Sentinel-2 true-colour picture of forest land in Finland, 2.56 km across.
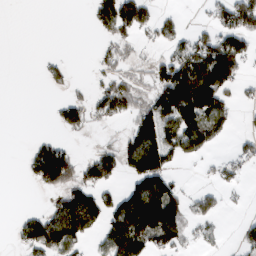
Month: March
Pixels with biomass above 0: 43%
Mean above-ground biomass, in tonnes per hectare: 60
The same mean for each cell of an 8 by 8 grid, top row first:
0 0 0 128 80 22 32 144
0 0 0 42 18 53 108 76
0 25 5 56 29 153 155 46
0 6 70 74 92 135 108 15
0 59 6 32 139 90 58 29
1 142 85 53 141 40 13 23
3 45 177 83 194 110 58 9
35 138 76 98 132 70 29 30
